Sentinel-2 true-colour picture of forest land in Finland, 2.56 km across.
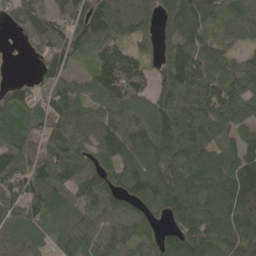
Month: May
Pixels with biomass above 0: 90%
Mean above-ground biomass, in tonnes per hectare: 110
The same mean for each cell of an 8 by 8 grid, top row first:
87 120 122 173 93 174 109 88
11 117 107 141 33 130 80 46
19 74 67 202 103 155 105 96
80 108 116 115 91 126 116 89
113 116 106 147 149 121 119 90
110 140 104 80 159 133 170 148
99 110 88 105 103 120 140 175
82 68 91 102 66 116 138 153
